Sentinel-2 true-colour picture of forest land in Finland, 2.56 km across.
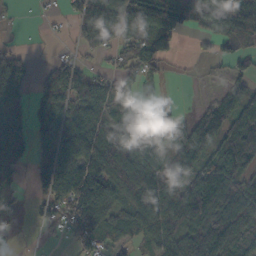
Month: October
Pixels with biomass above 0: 71%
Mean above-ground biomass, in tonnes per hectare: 81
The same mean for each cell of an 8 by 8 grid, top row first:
8 8 72 101 132 114 80 113
28 1 29 49 72 25 21 45
133 56 71 54 73 7 8 49
55 98 133 88 103 70 81 112
112 101 125 151 132 108 84 184
43 111 151 134 100 81 95 99
28 38 126 79 115 135 132 125
25 8 76 67 50 79 101 85
